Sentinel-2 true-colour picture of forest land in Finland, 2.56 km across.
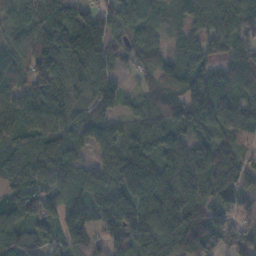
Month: November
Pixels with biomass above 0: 92%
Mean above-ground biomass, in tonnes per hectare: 90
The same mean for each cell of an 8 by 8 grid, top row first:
74 112 98 91 77 56 104 134
81 124 134 78 76 38 73 70
91 119 77 68 33 71 83 73
89 95 63 51 68 88 124 90
74 104 77 91 93 110 75 46
79 99 105 109 142 118 83 60
94 104 144 147 109 95 92 60
98 82 98 97 107 99 102 68
